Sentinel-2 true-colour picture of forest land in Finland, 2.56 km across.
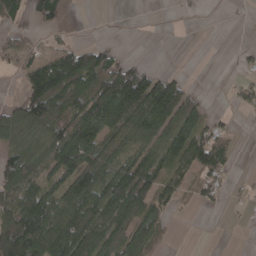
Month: April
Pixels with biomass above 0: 59%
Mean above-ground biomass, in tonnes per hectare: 63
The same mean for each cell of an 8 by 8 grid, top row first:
68 83 29 1 1 3 0 3
43 20 64 34 0 0 0 9
11 140 108 116 119 59 0 19
87 115 86 168 140 105 16 13
67 84 123 75 67 53 101 8
106 71 132 108 116 61 60 6
111 107 113 117 85 29 12 8
169 135 126 75 62 3 0 0
